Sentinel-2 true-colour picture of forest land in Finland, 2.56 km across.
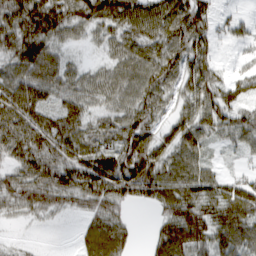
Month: March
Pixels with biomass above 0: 88%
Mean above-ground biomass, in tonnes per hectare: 66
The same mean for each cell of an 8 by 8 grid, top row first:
93 112 74 97 87 90 51 23
76 66 16 40 75 72 53 22
67 70 52 60 73 63 74 46
99 68 67 49 75 42 80 64
79 82 68 61 80 63 41 42
59 76 86 112 103 78 66 40
50 55 39 63 18 90 85 115
10 2 32 90 11 112 85 104
